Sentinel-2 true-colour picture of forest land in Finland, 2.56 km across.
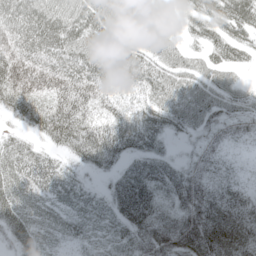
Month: May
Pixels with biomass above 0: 89%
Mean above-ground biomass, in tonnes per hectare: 44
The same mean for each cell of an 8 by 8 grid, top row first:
57 60 58 59 49 11 35 39
55 49 53 48 44 33 32 30
96 64 58 35 40 45 42 19
49 63 57 33 39 53 51 41
28 30 53 56 38 12 37 18
44 40 16 26 58 43 39 15
38 19 23 36 65 44 79 54
31 19 24 31 58 81 90 72
